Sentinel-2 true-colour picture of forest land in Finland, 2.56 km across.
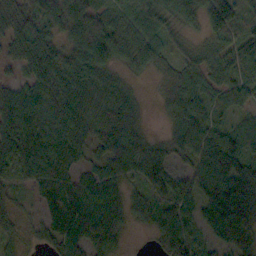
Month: October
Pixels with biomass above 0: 90%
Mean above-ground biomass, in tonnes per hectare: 68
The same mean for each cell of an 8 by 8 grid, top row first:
86 79 84 50 63 65 101 63
63 84 87 85 74 27 33 90
38 94 86 49 10 45 59 68
119 102 85 87 23 61 61 41
94 94 66 90 60 54 93 74
41 114 48 61 69 46 111 96
19 47 82 90 40 77 80 120
23 39 80 79 3 98 34 84
